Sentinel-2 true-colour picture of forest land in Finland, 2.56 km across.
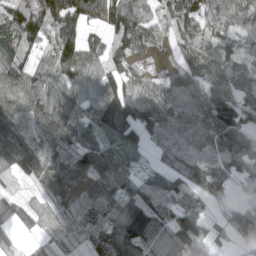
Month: April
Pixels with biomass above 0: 88%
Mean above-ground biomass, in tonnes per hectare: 95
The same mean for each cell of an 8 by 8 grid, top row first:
163 155 108 146 69 100 103 90
97 67 113 82 61 83 91 75
90 84 91 104 76 120 126 124
99 121 85 137 143 98 120 106
143 99 94 79 73 84 74 90
56 133 95 114 71 79 100 58
60 82 110 98 136 81 47 67
46 50 58 126 115 97 65 69
